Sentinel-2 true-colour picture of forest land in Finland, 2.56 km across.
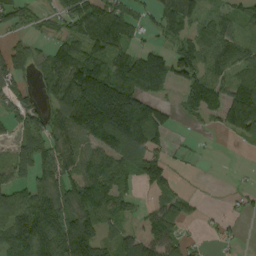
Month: September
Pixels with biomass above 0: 69%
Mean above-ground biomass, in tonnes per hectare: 87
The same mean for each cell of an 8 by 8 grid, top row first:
73 35 122 120 39 124 41 43
52 43 89 112 62 89 68 63
80 63 175 183 258 108 84 68
73 69 184 252 170 33 62 209
47 85 81 155 156 8 2 16
42 85 93 123 110 26 1 4
118 135 122 76 25 72 8 17
157 139 251 39 59 69 9 12
